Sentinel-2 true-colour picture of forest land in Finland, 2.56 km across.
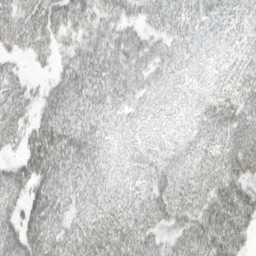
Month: March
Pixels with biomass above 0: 92%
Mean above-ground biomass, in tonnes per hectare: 41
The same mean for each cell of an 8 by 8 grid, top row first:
42 49 46 30 24 31 32 30
29 27 37 46 43 28 20 26
26 16 50 44 40 27 25 38
38 36 38 34 27 24 40 52
23 62 61 34 32 31 36 54
41 53 53 40 39 48 41 52
33 59 40 48 51 62 46 61
52 59 56 56 47 37 66 40
